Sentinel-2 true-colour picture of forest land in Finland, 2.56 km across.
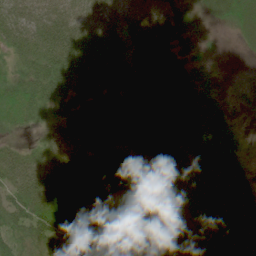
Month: June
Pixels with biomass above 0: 90%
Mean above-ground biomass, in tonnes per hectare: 52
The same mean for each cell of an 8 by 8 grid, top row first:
62 54 49 47 44 46 22 58
56 86 81 47 51 29 11 10
46 84 73 57 70 55 31 3
47 36 45 64 63 64 62 9
18 36 51 43 45 57 59 18
56 54 49 57 56 65 66 52
65 59 55 40 53 59 67 74
62 53 63 62 62 66 78 70
